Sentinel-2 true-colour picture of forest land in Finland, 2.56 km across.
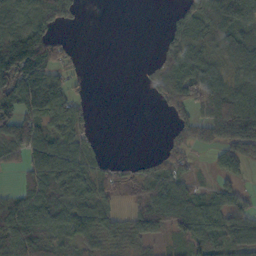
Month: October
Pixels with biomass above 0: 68%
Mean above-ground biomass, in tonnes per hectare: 57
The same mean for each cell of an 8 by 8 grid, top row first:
68 60 20 0 0 35 91 110
152 108 12 0 0 68 55 96
161 99 19 0 15 91 93 63
111 93 44 0 0 40 84 99
88 86 49 0 0 41 45 94
21 101 76 42 45 67 14 28
73 71 70 44 76 79 61 64
92 41 46 34 48 29 73 72
